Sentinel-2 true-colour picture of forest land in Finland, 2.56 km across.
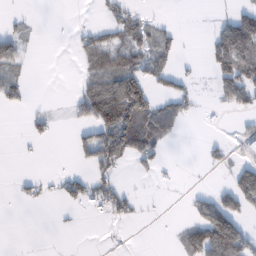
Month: February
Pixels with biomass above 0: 33%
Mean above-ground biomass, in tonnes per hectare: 39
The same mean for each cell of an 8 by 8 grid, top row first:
9 0 0 38 26 2 2 58
47 0 29 75 69 28 33 127
48 0 22 91 97 39 10 109
10 16 39 133 135 64 4 30
2 8 40 136 103 11 19 24
9 10 31 45 13 4 1 73
2 3 21 58 6 0 89 72
0 0 0 2 0 24 166 143
